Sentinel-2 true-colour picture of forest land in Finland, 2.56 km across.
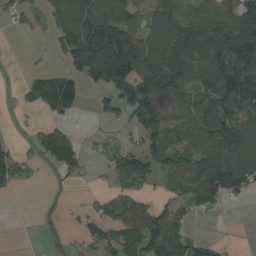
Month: August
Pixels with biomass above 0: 62%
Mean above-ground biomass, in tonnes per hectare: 82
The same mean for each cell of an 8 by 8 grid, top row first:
40 50 125 108 77 111 111 125
1 17 134 139 114 147 173 190
8 102 62 105 130 130 132 204
13 50 21 45 132 105 143 136
18 112 53 42 70 88 122 166
60 7 33 60 96 117 169 156
0 11 22 74 75 62 48 8
0 27 39 72 121 117 48 3
